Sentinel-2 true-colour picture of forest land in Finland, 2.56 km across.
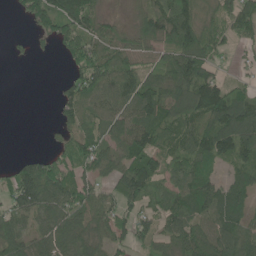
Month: June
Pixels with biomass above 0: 76%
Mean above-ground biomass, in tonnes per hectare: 70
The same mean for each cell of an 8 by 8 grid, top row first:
16 120 115 17 59 102 63 91
9 13 94 51 49 95 85 25
0 0 86 83 87 115 96 25
0 1 66 69 88 86 116 113
0 10 62 57 105 70 115 105
74 122 67 67 142 67 74 57
73 88 80 61 58 72 78 71
85 81 87 62 54 78 101 95
